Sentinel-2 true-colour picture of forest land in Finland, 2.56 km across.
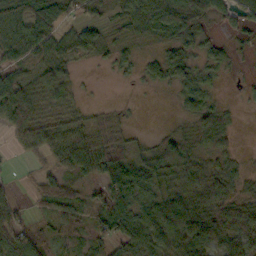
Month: October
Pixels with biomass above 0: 75%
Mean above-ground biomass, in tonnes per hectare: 38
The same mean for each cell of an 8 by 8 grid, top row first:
37 61 24 13 70 52 35 30
50 59 50 20 11 49 27 6
44 48 9 4 17 41 21 4
65 24 15 17 0 8 41 7
19 53 68 46 16 59 37 5
6 35 44 77 74 44 45 24
31 29 33 80 52 91 46 38
74 26 18 56 63 55 62 51
